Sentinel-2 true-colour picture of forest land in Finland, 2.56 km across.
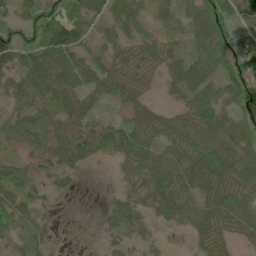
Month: June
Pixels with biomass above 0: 82%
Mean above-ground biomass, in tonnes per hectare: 40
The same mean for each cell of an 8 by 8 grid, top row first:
30 81 69 48 28 33 72 39
66 83 64 27 27 20 67 70
44 70 56 52 19 34 63 71
37 36 50 11 30 20 83 49
26 32 53 43 57 39 54 55
59 23 9 5 40 49 72 53
68 9 0 21 23 40 42 52
27 20 3 13 15 1 24 14
